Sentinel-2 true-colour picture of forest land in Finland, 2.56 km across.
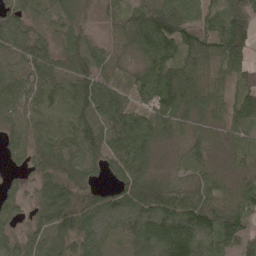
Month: May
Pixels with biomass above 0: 91%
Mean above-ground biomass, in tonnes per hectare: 78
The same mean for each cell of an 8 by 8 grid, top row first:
67 44 40 20 94 98 50 92
86 61 74 37 103 102 87 105
71 93 111 80 86 100 72 43
69 87 99 98 78 92 65 72
48 83 125 89 94 46 62 49
19 77 56 47 66 36 58 54
39 95 124 83 111 115 121 90
50 85 80 71 115 191 87 79
